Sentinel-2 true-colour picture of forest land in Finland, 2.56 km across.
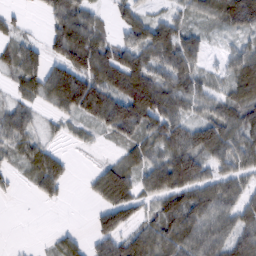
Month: February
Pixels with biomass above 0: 76%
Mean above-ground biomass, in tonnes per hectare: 63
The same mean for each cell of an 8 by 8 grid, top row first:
23 36 74 28 49 39 37 123
55 55 124 74 86 101 24 37
41 92 120 106 109 80 37 89
53 23 82 116 119 68 50 71
61 33 16 29 64 93 109 74
21 90 5 92 65 115 66 57
0 7 1 98 45 98 87 69
2 9 30 80 71 78 75 77
